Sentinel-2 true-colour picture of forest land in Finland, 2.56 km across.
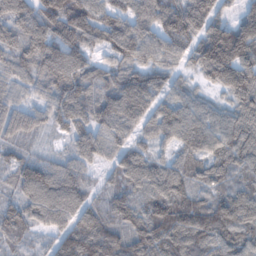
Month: January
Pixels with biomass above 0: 95%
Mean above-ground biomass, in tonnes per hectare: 98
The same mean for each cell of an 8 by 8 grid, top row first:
113 124 131 102 102 124 121 71
99 117 106 108 107 86 162 180
72 104 107 87 102 59 66 145
94 77 88 116 92 100 79 114
64 21 51 80 65 80 103 140
88 140 97 61 104 100 77 97
84 120 99 88 78 89 78 140
65 56 143 108 91 115 100 104
